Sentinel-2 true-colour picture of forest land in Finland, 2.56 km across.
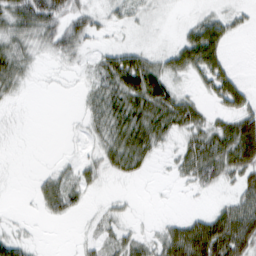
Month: February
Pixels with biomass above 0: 59%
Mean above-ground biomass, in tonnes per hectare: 27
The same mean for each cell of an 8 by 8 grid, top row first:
48 56 33 15 11 2 21 12
38 23 23 17 15 28 70 0
31 2 8 52 74 24 35 19
2 0 11 53 59 59 20 44
1 0 6 43 51 20 56 79
0 17 26 14 8 14 38 38
1 24 15 11 0 0 11 51
29 1 8 24 21 67 93 68
